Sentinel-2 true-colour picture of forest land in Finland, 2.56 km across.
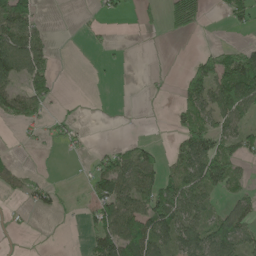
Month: May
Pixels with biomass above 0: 43%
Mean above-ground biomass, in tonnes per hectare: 42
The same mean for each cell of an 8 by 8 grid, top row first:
129 4 3 19 17 50 10 35
116 36 1 7 0 0 11 31
65 50 0 1 3 9 79 132
65 21 5 0 0 29 76 81
4 13 13 13 33 31 88 50
34 4 4 92 94 64 101 29
20 33 13 98 78 99 41 50
1 13 12 104 104 94 92 76
